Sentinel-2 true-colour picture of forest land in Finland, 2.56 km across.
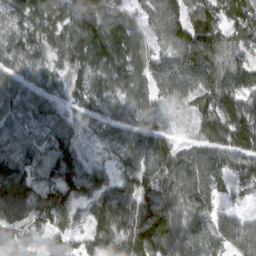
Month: March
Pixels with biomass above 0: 95%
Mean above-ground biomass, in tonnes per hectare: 105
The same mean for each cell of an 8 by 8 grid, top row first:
68 87 159 120 75 98 121 130
84 76 125 142 88 115 155 81
80 65 68 101 91 156 130 110
83 86 60 58 95 26 128 154
83 97 72 75 131 71 101 138
158 88 163 72 121 145 130 82
170 139 70 159 158 112 83 30
65 59 50 141 203 136 104 100
